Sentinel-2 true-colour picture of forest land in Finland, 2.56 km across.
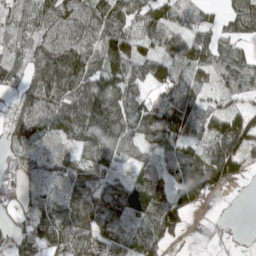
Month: May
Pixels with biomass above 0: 85%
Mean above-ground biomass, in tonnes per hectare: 78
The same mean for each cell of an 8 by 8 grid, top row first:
46 87 82 78 76 61 31 114
39 76 89 122 67 61 98 38
51 70 103 117 77 97 34 74
27 81 137 157 107 161 74 66
36 48 65 99 66 102 71 109
59 80 74 53 85 83 145 57
41 79 97 94 174 161 18 0
59 82 114 67 111 41 24 3
